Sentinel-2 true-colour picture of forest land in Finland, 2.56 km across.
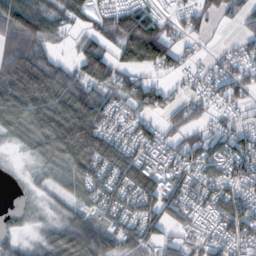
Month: October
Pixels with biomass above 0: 77%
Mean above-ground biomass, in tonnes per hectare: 64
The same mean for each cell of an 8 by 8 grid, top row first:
116 74 45 65 87 28 47 35
103 54 51 50 151 49 8 38
133 126 83 66 42 17 46 60
107 119 132 64 54 48 34 26
21 70 136 86 74 49 68 73
4 20 70 78 101 66 69 76
7 12 37 59 78 63 54 92
25 43 130 75 63 34 49 75
